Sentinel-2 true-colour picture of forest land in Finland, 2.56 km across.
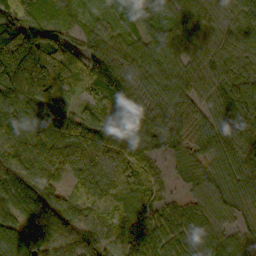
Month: October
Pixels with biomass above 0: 95%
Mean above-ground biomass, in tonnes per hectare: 75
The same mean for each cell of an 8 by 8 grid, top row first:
121 34 20 34 55 57 55 70
190 132 54 69 60 57 62 65
156 133 75 98 71 74 67 69
91 82 42 73 69 75 61 78
93 68 94 79 75 62 68 75
81 56 66 90 79 29 66 77
81 102 82 83 75 50 62 57
109 88 98 48 96 77 62 52
